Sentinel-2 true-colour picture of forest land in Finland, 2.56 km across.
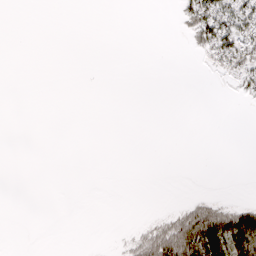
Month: April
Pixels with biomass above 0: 14%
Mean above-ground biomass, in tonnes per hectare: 13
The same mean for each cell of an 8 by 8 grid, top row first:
0 0 0 0 0 13 87 72
0 0 0 0 0 0 48 73
0 0 0 0 0 0 1 30
0 0 0 0 0 0 0 0
0 0 0 0 0 0 0 0
0 0 0 0 0 0 0 0
0 0 0 0 0 13 51 45
0 0 0 1 45 110 129 135
